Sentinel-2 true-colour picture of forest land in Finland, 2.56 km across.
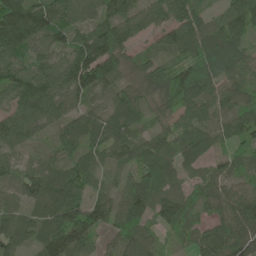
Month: June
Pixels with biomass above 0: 92%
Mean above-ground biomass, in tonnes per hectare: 80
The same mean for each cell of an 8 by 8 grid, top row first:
194 141 80 86 80 98 45 81
107 77 126 131 25 66 107 71
119 113 150 98 56 88 83 52
98 111 67 76 57 68 63 60
84 31 85 92 68 78 53 58
54 74 89 28 72 48 51 58
49 82 110 80 81 85 43 99
59 100 105 31 73 28 85 102
